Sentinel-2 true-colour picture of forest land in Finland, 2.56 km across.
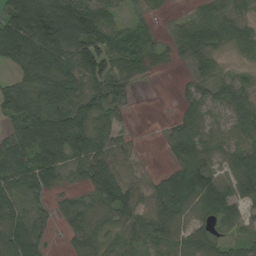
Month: August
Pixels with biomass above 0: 82%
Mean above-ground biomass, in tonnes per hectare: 61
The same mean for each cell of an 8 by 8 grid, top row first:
134 139 123 46 27 15 55 40
102 111 106 87 69 36 63 40
46 84 79 73 23 7 46 43
66 112 105 54 0 21 46 69
56 105 95 55 5 48 54 57
67 73 33 84 21 53 70 87
63 31 55 85 43 70 61 44
110 22 55 38 60 57 54 36
